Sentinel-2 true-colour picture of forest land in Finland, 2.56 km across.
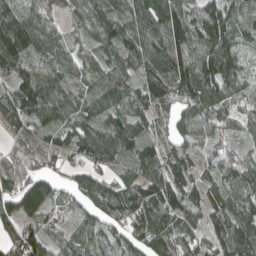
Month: April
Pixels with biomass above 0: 92%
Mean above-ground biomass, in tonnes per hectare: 87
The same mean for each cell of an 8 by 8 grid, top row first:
130 87 55 70 103 99 139 99
147 82 46 79 92 147 151 87
92 70 62 93 76 122 151 90
92 89 75 54 63 59 92 60
33 45 81 104 77 53 53 32
86 72 65 57 105 117 53 83
114 90 45 96 110 137 94 82
82 61 76 91 108 113 89 117
